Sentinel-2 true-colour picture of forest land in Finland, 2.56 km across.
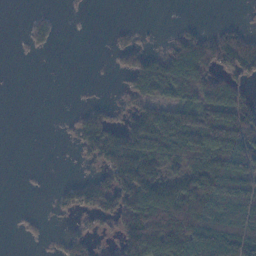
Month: November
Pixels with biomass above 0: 52%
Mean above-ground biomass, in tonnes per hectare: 60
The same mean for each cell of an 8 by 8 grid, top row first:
0 14 3 0 0 1 0 4
1 13 0 20 31 78 114 125
0 0 1 3 101 128 79 58
0 0 25 36 98 110 100 96
0 0 51 131 158 130 123 111
0 1 16 94 163 101 127 106
3 5 66 87 154 144 92 107
3 12 47 33 139 112 130 130
